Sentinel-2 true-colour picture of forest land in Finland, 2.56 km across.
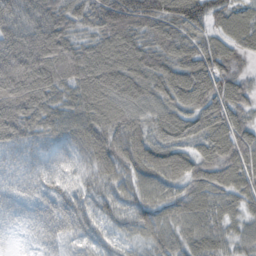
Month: October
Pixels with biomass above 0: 97%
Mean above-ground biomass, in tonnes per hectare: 73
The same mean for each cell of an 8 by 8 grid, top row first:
87 90 62 110 106 88 92 63
118 130 75 103 85 77 66 48
127 106 91 107 94 90 85 49
102 88 88 89 72 73 84 61
64 48 72 95 84 72 76 84
42 50 45 66 73 72 75 73
33 54 69 49 66 60 68 46
5 32 38 34 39 51 73 39
